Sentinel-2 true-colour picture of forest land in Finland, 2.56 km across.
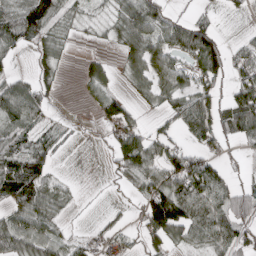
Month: April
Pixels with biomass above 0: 61%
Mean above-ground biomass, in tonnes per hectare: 48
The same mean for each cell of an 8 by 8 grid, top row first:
67 103 23 25 90 34 17 8
21 10 3 12 72 63 97 31
54 25 13 21 44 67 57 51
71 28 2 49 20 58 86 108
51 34 3 39 75 38 54 30
80 40 2 16 69 84 106 15
56 54 7 7 55 125 108 74
86 55 19 28 41 42 71 69
